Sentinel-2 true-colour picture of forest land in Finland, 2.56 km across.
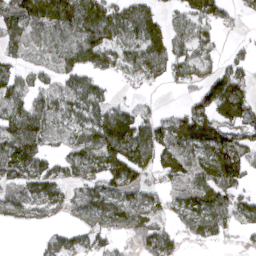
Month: April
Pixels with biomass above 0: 71%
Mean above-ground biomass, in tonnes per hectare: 87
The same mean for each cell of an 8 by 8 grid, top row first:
110 180 160 125 124 55 100 27
59 74 141 108 120 83 60 22
69 45 84 31 51 50 85 92
95 100 83 109 46 43 108 137
134 57 90 173 135 105 136 98
103 95 79 118 69 93 132 98
92 79 75 124 85 60 118 98
0 35 49 56 87 53 68 18
